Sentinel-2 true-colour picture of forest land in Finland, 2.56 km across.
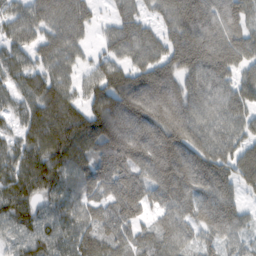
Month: February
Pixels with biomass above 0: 91%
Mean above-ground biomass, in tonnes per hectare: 112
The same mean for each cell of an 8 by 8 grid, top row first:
78 100 105 53 58 134 138 100
96 108 68 82 118 138 177 135
95 133 67 154 148 128 134 96
74 139 104 184 155 155 101 101
74 127 117 176 152 157 119 97
106 143 101 132 105 159 144 112
127 75 87 105 85 104 128 81
68 97 103 99 83 91 64 61
